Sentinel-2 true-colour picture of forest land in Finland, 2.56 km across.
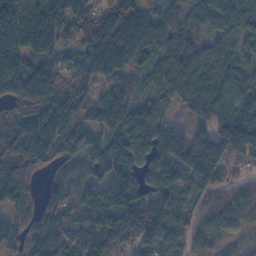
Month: November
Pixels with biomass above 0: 93%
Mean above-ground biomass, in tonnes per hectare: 121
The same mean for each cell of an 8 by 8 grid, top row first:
189 160 122 155 138 103 76 150
159 145 108 237 154 148 92 98
201 185 137 96 63 132 114 94
91 139 134 149 126 49 116 130
148 163 116 120 138 190 202 190
150 41 53 144 120 116 146 36
87 85 103 154 122 86 40 59
84 119 123 154 111 65 44 26
